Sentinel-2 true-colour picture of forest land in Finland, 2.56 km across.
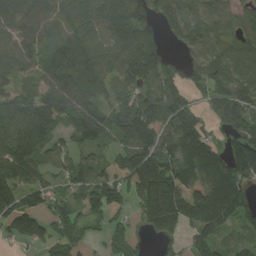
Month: August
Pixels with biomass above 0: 83%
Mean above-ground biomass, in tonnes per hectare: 115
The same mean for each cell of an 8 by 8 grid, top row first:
124 92 118 138 150 122 95 82
99 74 129 111 154 36 104 101
75 90 97 98 127 80 146 134
107 115 91 110 194 96 65 170
127 86 80 57 130 143 127 148
125 62 97 108 196 202 177 166
166 100 114 121 130 229 227 181
63 78 76 59 24 46 118 75
